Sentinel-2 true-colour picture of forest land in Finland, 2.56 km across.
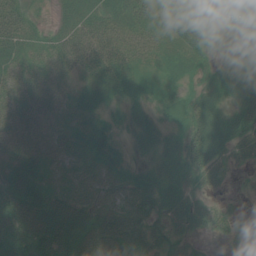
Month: July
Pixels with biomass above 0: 91%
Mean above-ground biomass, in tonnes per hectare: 39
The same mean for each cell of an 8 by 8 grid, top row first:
39 10 42 39 45 55 56 44
39 32 57 42 33 44 40 38
28 30 23 46 26 25 30 51
25 29 16 18 23 33 51 50
24 21 21 25 26 38 72 46
48 30 26 33 34 46 46 8
59 68 42 48 52 49 27 12
67 80 67 79 67 39 14 20
